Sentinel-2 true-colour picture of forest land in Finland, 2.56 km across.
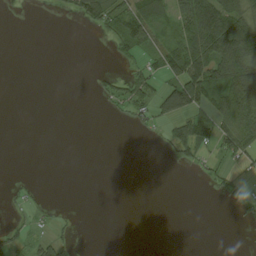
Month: August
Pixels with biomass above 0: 32%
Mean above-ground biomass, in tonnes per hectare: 29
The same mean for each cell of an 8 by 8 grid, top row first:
0 1 33 56 64 67 128 69
0 0 0 16 39 60 114 114
0 0 0 20 49 66 110 188
0 0 0 8 26 75 79 178
0 0 0 0 1 55 53 102
2 0 0 0 0 0 13 14
7 6 0 0 0 0 0 10
24 30 5 0 0 0 0 1
